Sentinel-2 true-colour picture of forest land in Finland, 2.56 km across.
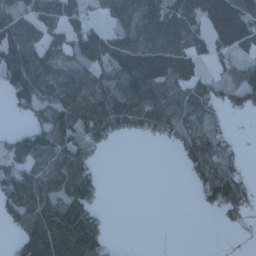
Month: January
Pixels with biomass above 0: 63%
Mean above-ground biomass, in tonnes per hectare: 71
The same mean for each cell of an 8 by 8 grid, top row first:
51 63 43 46 121 95 122 143
119 64 82 97 139 134 51 70
103 89 94 78 140 108 50 92
27 66 124 159 112 66 64 48
87 106 101 27 8 40 85 14
92 95 107 0 0 1 103 59
78 109 111 3 0 0 30 64
46 148 152 18 0 0 0 0
